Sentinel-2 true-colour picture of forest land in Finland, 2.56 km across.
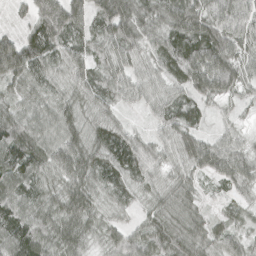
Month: April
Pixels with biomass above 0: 94%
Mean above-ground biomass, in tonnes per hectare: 62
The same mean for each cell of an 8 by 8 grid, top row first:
14 106 63 93 74 85 78 78
105 90 60 56 62 97 114 61
59 52 63 57 54 63 99 71
56 54 49 49 23 60 28 21
100 78 60 83 49 64 53 41
89 61 73 60 49 39 40 66
82 59 71 27 27 57 23 32
93 77 55 43 58 61 54 53
